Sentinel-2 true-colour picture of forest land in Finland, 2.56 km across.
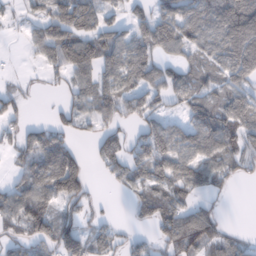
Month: February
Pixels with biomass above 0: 67%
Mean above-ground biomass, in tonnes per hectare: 63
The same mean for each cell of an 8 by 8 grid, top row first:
16 66 99 28 45 83 95 151
1 78 105 88 71 70 70 162
13 20 60 66 80 61 64 80
38 9 58 69 65 27 80 98
46 92 26 54 83 88 89 60
29 112 112 38 52 85 80 35
80 64 53 3 39 67 32 0
49 85 90 44 27 87 86 27
